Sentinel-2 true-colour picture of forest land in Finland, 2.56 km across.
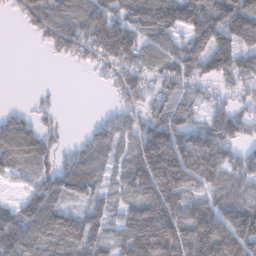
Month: February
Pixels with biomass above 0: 79%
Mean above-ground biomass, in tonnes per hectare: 95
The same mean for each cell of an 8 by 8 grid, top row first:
36 117 88 100 167 157 150 161
0 34 83 166 101 83 138 113
0 0 1 59 74 100 80 97
25 23 0 30 56 85 64 58
117 56 46 93 136 161 162 69
36 76 123 48 147 186 125 79
68 123 57 58 160 146 115 104
136 106 117 68 190 168 207 158
